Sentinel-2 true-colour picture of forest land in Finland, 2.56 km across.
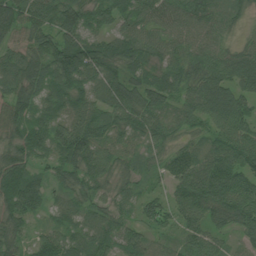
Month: July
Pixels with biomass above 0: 96%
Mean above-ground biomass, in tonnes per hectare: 76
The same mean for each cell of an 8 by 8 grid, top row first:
101 81 105 76 71 74 68 40
61 95 146 105 91 59 65 45
81 104 113 87 66 71 86 77
76 80 83 79 84 57 87 82
74 100 141 67 52 47 60 92
97 49 80 54 37 80 107 96
95 52 61 50 61 65 91 107
59 71 68 75 59 47 65 33
